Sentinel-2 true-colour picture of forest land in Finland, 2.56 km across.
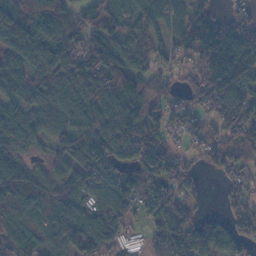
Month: November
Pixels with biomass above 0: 86%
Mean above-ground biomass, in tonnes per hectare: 88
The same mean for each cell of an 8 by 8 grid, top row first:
103 126 57 59 83 63 34 43
106 115 93 94 82 47 146 167
81 105 113 132 99 38 139 130
69 72 130 158 150 57 71 96
88 51 97 131 136 36 68 104
85 67 87 83 99 79 19 46
82 61 109 96 59 87 19 86
84 62 145 77 30 129 107 85
